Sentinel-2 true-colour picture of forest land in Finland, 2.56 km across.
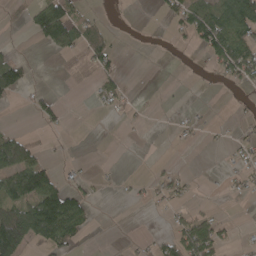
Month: April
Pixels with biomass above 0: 31%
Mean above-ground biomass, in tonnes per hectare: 28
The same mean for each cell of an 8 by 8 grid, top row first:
11 85 29 4 0 38 82 130
5 25 48 31 2 9 58 78
68 1 23 35 0 1 3 48
2 25 0 11 3 2 3 9
75 7 0 0 1 3 3 13
80 57 11 4 4 22 1 14
70 119 63 0 4 16 7 0
120 64 21 0 7 53 69 7
